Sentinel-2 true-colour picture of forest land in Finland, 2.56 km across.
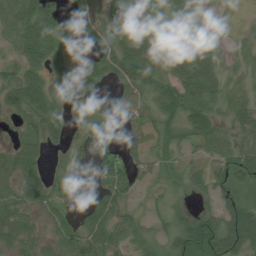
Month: July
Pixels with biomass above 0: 78%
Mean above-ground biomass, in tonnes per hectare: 45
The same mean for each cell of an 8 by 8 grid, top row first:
53 71 40 31 33 77 10 1
46 87 29 63 78 43 28 9
58 74 77 40 87 56 47 10
51 73 30 29 82 47 43 30
30 40 35 64 62 38 50 28
52 30 13 68 27 27 59 59
47 34 18 55 11 17 19 55
43 21 51 53 20 50 71 72
